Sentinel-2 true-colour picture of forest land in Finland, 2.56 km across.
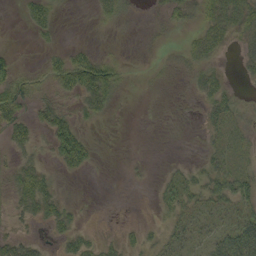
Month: September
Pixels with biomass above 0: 49%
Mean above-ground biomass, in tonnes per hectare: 21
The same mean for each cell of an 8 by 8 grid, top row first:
4 34 0 26 3 35 41 54
4 11 15 3 5 7 40 17
43 26 83 51 2 10 30 8
40 34 23 13 0 3 21 20
27 30 67 0 0 1 12 12
29 20 11 0 2 15 31 36
20 39 8 0 0 25 25 32
23 10 24 11 13 20 23 70
